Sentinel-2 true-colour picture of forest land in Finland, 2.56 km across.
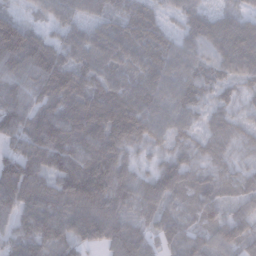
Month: December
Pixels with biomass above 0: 95%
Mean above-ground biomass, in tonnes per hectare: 76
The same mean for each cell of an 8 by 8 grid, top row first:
50 48 56 67 72 33 53 51
141 79 90 110 92 66 70 106
64 92 82 89 89 72 52 52
80 77 105 123 102 69 37 27
65 133 101 118 59 44 42 34
142 88 133 107 43 77 42 45
96 97 112 90 64 51 57 37
68 81 70 96 66 64 53 75
